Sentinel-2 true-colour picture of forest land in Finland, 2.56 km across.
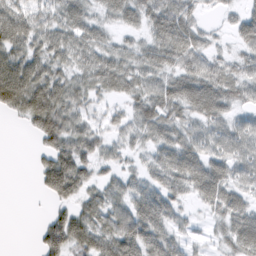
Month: February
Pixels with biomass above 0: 80%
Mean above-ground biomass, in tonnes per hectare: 50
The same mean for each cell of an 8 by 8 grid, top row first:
61 45 57 39 53 81 13 37
62 58 61 43 43 83 37 34
96 70 42 67 51 58 72 58
43 94 45 25 65 47 69 32
0 47 67 33 34 63 50 56
0 75 73 28 38 64 76 44
0 16 47 55 73 35 32 52
0 64 69 81 77 37 16 63
